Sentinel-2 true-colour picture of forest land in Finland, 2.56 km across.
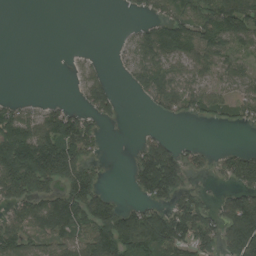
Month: August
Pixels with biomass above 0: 57%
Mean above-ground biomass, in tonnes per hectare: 73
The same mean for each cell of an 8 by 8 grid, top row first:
0 0 0 0 34 80 106 135
0 0 3 5 82 82 108 60
0 0 26 19 68 69 50 51
63 61 54 40 10 50 54 42
211 175 113 0 49 43 9 7
198 163 128 2 134 121 19 117
81 143 152 100 93 112 57 142
124 73 86 144 159 145 82 153
